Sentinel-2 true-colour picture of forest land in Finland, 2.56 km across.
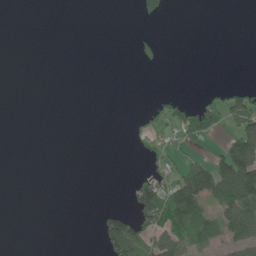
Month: June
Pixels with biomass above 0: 20%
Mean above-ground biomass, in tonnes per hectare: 26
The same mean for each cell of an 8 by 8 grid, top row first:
0 0 0 0 30 0 0 0
0 0 0 0 17 0 0 0
0 0 0 0 0 0 0 2
0 0 0 0 18 51 76 91
0 0 0 0 20 34 21 121
0 0 0 0 25 53 130 156
0 0 0 21 82 139 41 120
0 0 0 109 75 75 52 74
